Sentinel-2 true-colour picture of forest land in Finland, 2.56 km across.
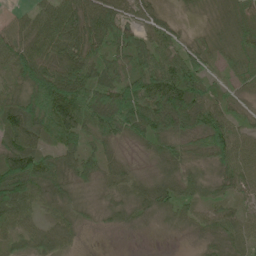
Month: June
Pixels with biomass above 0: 93%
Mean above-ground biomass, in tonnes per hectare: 57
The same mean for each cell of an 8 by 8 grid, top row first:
19 53 98 98 37 12 21 44
69 64 90 68 74 54 41 50
62 109 103 70 91 107 50 41
94 94 81 105 97 113 78 24
93 47 49 35 34 42 83 52
118 68 51 52 29 50 35 66
79 42 35 33 41 51 43 34
44 52 16 1 3 4 30 45
